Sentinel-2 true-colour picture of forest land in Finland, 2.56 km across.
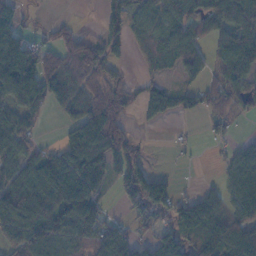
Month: November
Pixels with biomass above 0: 68%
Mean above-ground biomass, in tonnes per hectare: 62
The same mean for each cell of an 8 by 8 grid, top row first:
44 7 2 10 54 71 75 82
91 45 74 30 26 62 42 103
138 84 59 53 27 22 42 78
67 34 61 70 43 54 52 36
81 22 96 102 14 7 16 29
60 92 115 63 99 11 2 81
98 91 138 16 91 69 82 60
88 102 75 76 34 86 98 118
